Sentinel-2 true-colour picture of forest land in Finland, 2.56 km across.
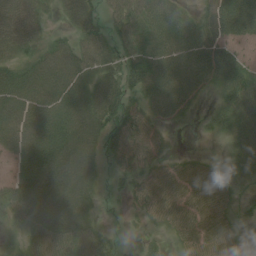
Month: June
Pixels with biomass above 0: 82%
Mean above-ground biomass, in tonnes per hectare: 51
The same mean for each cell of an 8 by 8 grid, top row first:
63 21 55 32 60 43 36 69
43 38 43 48 61 58 61 39
69 88 60 51 65 65 47 66
76 83 78 67 49 38 17 59
65 90 78 46 56 4 6 43
52 96 72 23 42 44 47 29
60 88 64 6 38 54 63 21
24 63 50 22 30 28 62 27
